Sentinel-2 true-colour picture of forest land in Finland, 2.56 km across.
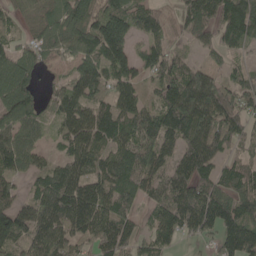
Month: May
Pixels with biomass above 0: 86%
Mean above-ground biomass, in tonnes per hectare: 96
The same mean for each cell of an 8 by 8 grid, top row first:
43 51 145 122 89 37 98 158
56 70 93 149 61 29 53 61
146 22 118 92 63 115 104 53
118 48 117 104 101 163 148 91
101 31 116 104 124 99 160 70
75 89 108 121 94 99 91 104
106 134 153 118 46 136 141 101
111 117 77 110 62 61 40 138
